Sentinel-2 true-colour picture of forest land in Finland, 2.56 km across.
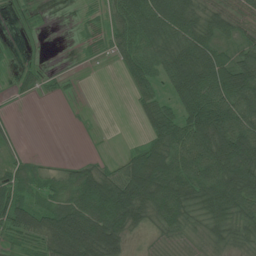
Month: July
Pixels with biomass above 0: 74%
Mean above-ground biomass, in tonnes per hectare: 52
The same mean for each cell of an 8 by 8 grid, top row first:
18 6 9 36 83 85 61 61
8 3 11 29 66 83 75 58
21 16 3 1 47 77 101 102
4 0 4 0 39 57 122 97
15 0 2 1 38 85 110 97
35 26 57 48 115 92 104 102
72 47 83 107 85 88 63 79
30 79 120 93 8 18 34 38
